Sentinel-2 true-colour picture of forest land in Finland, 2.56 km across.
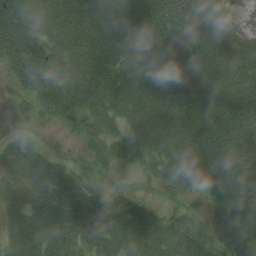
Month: August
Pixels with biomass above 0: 88%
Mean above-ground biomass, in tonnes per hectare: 74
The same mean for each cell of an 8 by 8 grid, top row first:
112 96 129 95 102 107 101 25
121 91 112 90 93 79 103 82
55 108 95 84 73 74 80 94
20 37 56 59 76 94 79 95
54 9 17 42 65 82 90 108
77 77 46 9 14 52 88 112
54 76 98 77 43 14 39 103
47 71 75 78 85 86 66 95
